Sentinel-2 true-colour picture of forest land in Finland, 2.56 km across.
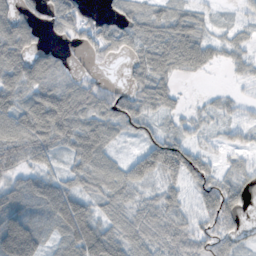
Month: November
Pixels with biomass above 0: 80%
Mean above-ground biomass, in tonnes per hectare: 54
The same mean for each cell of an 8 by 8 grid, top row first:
66 42 62 39 73 62 26 17
94 22 25 40 72 93 48 32
75 68 35 9 62 36 4 14
84 112 76 71 60 26 21 36
83 78 77 38 37 75 21 26
38 51 58 63 58 67 58 39
52 67 100 55 43 60 74 39
105 32 105 82 57 57 44 28
